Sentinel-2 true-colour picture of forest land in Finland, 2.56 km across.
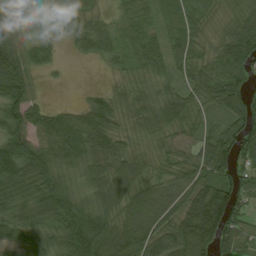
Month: August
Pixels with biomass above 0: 90%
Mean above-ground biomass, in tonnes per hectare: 68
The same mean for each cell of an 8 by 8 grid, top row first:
56 72 83 31 44 45 34 50
63 45 39 58 64 54 39 104
125 8 0 17 40 42 68 87
99 60 54 62 67 87 40 96
107 86 93 70 28 54 83 84
79 98 46 73 45 47 69 64
73 95 80 62 77 63 144 54
46 63 120 114 91 98 117 66
